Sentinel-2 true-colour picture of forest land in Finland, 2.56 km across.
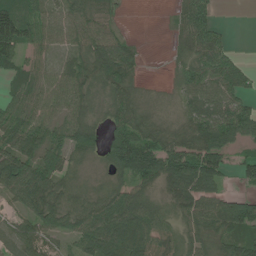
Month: June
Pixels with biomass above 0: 82%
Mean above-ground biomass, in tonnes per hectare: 62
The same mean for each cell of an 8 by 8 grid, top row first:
89 60 66 29 0 23 46 0
91 52 50 89 10 18 68 6
32 57 61 69 16 32 80 56
72 58 53 50 37 30 75 77
92 83 78 76 95 56 92 48
139 87 29 48 94 114 110 36
44 74 52 92 70 50 79 99
60 48 80 112 88 45 53 62
